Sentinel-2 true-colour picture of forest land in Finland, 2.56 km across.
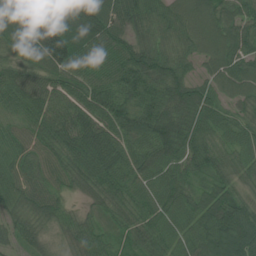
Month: July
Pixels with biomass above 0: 98%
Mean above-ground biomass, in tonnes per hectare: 77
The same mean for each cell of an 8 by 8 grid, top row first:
159 184 101 77 87 76 73 74
67 159 105 64 73 57 60 78
71 69 73 72 100 87 51 84
58 84 86 90 94 97 76 38
62 73 101 92 79 102 71 61
70 63 77 87 75 69 64 57
57 65 23 59 76 72 74 74
41 35 65 38 67 62 83 95
